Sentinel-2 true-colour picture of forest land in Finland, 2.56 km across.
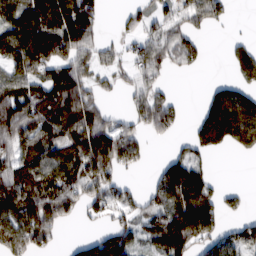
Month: February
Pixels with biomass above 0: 65%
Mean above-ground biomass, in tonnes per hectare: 92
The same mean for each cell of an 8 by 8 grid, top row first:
119 146 162 6 55 65 83 3
189 176 120 43 70 101 19 49
97 98 110 35 71 9 12 65
143 124 158 46 98 58 124 188
94 111 130 153 62 31 125 112
120 126 122 87 12 166 70 0
125 121 63 78 60 148 134 27
122 75 40 106 60 170 97 81
